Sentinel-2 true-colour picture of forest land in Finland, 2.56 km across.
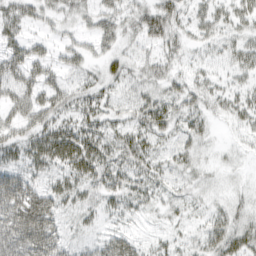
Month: March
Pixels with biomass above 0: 70%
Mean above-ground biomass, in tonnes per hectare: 30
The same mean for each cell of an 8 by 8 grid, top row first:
37 25 21 29 40 32 27 29
34 17 23 21 22 26 17 29
41 32 19 26 30 26 19 17
37 40 31 22 44 35 25 26
38 51 52 37 35 26 14 11
45 29 42 41 30 23 13 7
71 59 28 20 19 21 18 22
69 61 15 30 12 14 36 39
